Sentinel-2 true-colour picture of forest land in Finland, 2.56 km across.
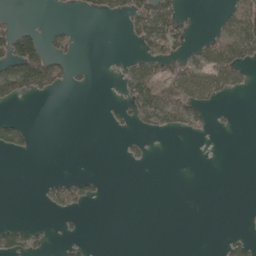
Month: May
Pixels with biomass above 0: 21%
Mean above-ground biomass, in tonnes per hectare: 20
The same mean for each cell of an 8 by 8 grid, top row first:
9 1 6 20 65 56 1 55
107 40 6 0 33 46 41 58
98 78 5 2 69 77 59 20
2 0 0 6 47 45 22 1
39 0 0 0 8 0 0 0
0 5 21 0 0 0 0 0
0 11 18 0 0 0 0 0
45 14 12 0 0 0 0 20
